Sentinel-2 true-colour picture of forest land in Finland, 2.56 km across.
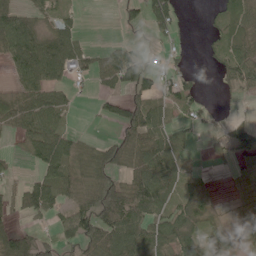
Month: June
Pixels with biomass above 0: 61%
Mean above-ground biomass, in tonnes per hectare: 46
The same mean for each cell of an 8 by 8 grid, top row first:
79 38 16 0 52 51 8 41
89 97 55 26 15 17 14 37
36 81 14 49 58 47 1 63
74 90 4 34 65 29 13 3
12 104 34 44 71 55 6 60
13 58 49 52 67 53 10 29
49 69 57 88 65 60 53 22
92 19 72 73 71 80 34 18
